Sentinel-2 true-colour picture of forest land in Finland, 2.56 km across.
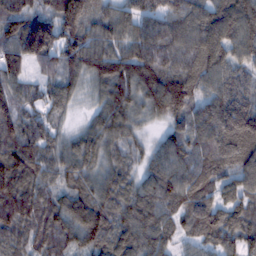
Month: February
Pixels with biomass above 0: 96%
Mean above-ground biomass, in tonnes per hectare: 98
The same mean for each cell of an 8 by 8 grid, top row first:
91 83 143 76 85 108 108 140
109 133 117 86 101 110 136 116
74 53 67 127 119 124 103 71
91 68 21 114 67 108 117 142
114 77 73 73 36 91 109 141
140 77 81 76 66 116 106 110
136 95 119 113 108 88 104 96
79 99 110 108 102 61 78 111
